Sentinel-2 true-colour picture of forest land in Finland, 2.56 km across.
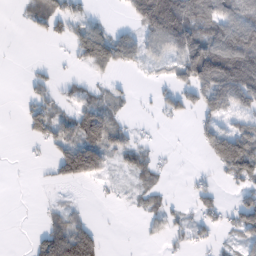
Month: February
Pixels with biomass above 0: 49%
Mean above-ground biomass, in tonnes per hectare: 50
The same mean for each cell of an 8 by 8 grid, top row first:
6 70 34 6 149 186 108 102
1 2 73 114 62 102 133 147
0 26 17 22 5 54 131 136
3 72 69 57 4 40 60 50
0 44 108 75 20 2 67 142
0 9 90 19 45 3 11 78
0 15 12 3 31 16 33 33
0 85 120 0 10 19 18 32
